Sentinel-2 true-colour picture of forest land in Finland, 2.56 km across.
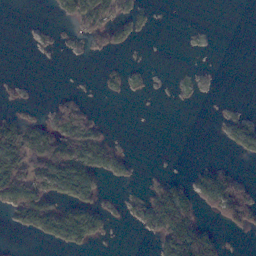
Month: November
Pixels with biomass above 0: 31%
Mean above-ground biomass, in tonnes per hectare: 30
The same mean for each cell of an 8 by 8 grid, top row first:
0 2 58 54 15 0 0 0
0 5 10 24 1 0 3 0
2 0 1 12 6 4 4 0
13 23 67 0 0 0 0 13
117 84 78 24 0 0 0 40
100 87 117 23 5 11 49 23
71 80 80 16 44 136 30 82
2 31 71 5 5 124 71 2
